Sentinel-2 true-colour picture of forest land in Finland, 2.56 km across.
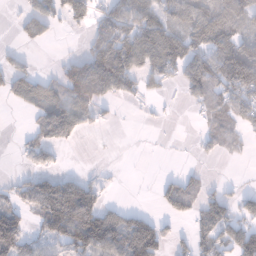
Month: January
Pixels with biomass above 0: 52%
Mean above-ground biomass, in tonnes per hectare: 65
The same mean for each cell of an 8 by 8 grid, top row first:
23 125 85 76 81 72 101 116
20 12 11 133 123 82 96 89
88 49 173 158 53 47 130 175
10 113 89 17 7 3 56 69
13 67 14 0 0 1 38 27
19 51 23 7 0 31 11 0
65 111 161 37 10 62 74 56
124 57 138 117 147 28 73 96
